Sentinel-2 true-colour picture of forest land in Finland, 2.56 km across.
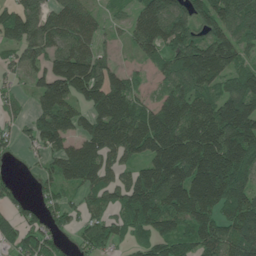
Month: June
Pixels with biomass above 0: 81%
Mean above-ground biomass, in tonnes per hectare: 100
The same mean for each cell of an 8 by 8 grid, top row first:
101 89 104 25 115 120 105 127
74 100 104 22 87 110 160 91
35 115 156 101 25 103 127 98
29 121 79 169 101 132 125 188
32 83 89 134 136 170 167 179
15 50 110 69 113 170 221 125
46 44 47 65 126 132 124 126
68 57 37 62 54 85 98 125
